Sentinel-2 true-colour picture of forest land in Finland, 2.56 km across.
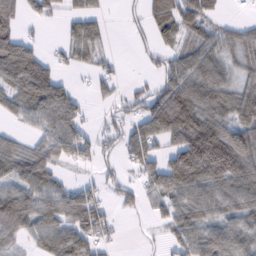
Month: February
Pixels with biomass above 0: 68%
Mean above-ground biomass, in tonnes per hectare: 67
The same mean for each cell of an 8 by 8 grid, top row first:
50 39 59 6 37 94 59 9
98 12 70 13 18 57 65 74
52 40 5 37 17 91 94 53
50 105 47 29 80 153 95 83
44 73 80 34 114 90 175 138
78 71 12 28 68 127 128 120
126 88 114 27 35 75 64 77
54 81 98 26 8 56 104 94
